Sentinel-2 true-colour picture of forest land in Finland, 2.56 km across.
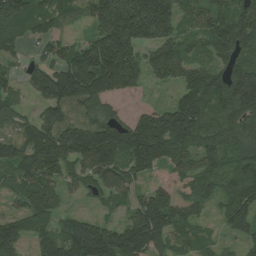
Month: July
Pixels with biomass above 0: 88%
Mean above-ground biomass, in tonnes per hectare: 118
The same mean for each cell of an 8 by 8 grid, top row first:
165 95 67 223 238 122 99 132
42 55 100 193 108 103 87 125
57 159 234 219 73 87 137 181
82 106 88 69 47 127 107 121
122 196 205 188 194 136 115 99
99 124 85 114 68 50 102 118
51 110 19 45 161 123 46 143
117 115 192 150 200 101 51 59
